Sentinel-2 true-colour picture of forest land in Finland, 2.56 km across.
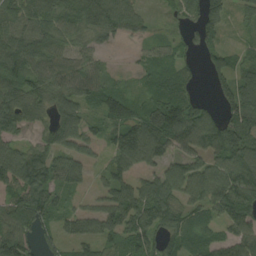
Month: August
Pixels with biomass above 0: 83%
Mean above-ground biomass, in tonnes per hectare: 72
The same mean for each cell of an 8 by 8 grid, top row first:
75 88 102 101 32 25 94 32
99 80 57 21 26 39 66 25
93 84 79 27 25 71 35 87
94 64 75 79 75 145 57 101
47 69 69 52 120 83 97 117
114 97 52 58 51 76 95 116
93 93 35 83 95 64 66 105
114 44 58 54 66 62 51 85
